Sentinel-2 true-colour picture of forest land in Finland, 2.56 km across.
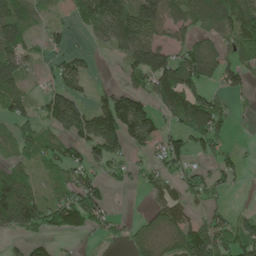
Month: May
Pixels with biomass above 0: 64%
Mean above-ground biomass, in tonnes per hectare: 83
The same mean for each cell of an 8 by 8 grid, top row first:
110 26 70 154 144 91 112 161
90 48 15 54 154 82 81 94
101 35 71 11 104 198 79 74
88 97 127 143 101 131 164 16
82 70 79 103 70 74 87 11
104 35 67 43 48 62 60 32
214 112 160 31 13 83 54 9
33 52 17 26 78 110 147 109
